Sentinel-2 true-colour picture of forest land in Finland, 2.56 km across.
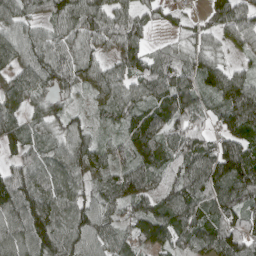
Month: April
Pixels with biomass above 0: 92%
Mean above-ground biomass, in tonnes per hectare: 83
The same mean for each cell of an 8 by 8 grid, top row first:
75 67 112 89 46 30 44 81
85 84 83 65 65 37 45 40
82 84 71 85 94 101 82 72
60 66 25 65 77 108 59 119
65 62 89 48 113 94 75 99
77 81 75 74 107 81 125 142
125 125 92 73 85 121 95 96
111 135 106 86 77 83 102 120
